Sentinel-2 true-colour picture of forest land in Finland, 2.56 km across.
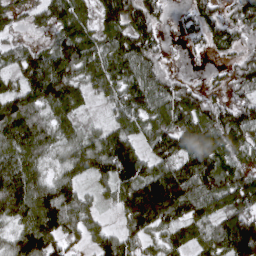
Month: April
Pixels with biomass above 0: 89%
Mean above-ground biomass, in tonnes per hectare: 102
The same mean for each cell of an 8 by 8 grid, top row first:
54 78 95 115 136 20 85 97
57 72 152 123 122 7 61 80
70 187 105 128 128 52 21 82
139 89 67 61 117 153 96 107
110 76 84 128 69 132 119 97
143 63 72 119 127 149 152 92
130 162 110 35 223 173 117 134
94 124 54 77 77 75 87 198
